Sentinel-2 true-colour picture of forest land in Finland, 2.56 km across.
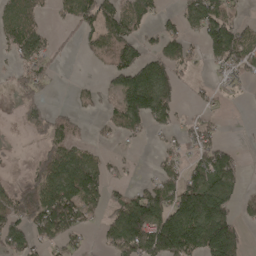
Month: April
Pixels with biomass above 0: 55%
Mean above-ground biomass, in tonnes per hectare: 78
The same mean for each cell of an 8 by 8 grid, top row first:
91 24 114 100 70 43 127 35
78 65 25 106 60 72 76 102
41 44 8 47 131 80 19 40
17 67 33 52 153 59 38 2
4 63 46 17 15 44 82 10
15 111 155 45 17 76 117 53
95 163 136 71 152 171 206 56
96 74 38 78 173 267 233 92
